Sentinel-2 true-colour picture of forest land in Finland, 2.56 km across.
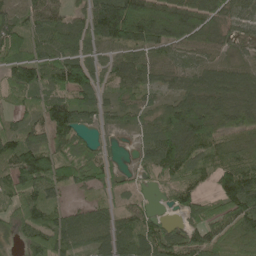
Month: May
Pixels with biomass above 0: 85%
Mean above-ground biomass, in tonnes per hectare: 80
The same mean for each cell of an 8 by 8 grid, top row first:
65 80 49 159 153 132 78 68
87 77 75 74 100 72 67 34
84 77 104 48 71 65 90 92
44 95 74 49 45 117 137 115
107 103 78 16 54 150 84 67
123 131 71 40 21 59 36 119
67 78 40 38 40 43 63 114
35 109 75 95 91 80 105 101
